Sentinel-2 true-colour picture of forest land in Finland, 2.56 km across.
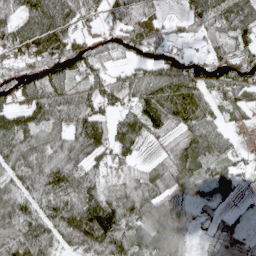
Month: May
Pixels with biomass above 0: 83%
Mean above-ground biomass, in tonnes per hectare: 75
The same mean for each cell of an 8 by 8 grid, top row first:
74 107 69 54 70 23 83 81
75 123 90 61 81 39 33 63
82 93 82 56 74 99 60 72
84 95 111 55 106 97 56 33
102 81 100 89 42 56 75 15
91 117 89 45 52 75 51 35
107 87 133 115 92 53 27 15
112 90 115 114 95 78 20 52
